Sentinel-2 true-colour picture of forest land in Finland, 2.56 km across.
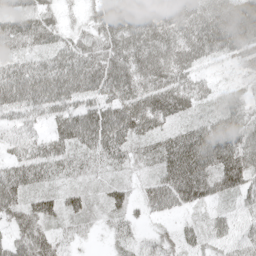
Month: May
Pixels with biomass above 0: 95%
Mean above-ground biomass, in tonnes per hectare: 59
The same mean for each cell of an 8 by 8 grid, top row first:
76 54 22 76 68 55 92 127
56 60 64 73 75 67 87 79
84 85 88 89 62 60 30 25
53 52 70 77 84 66 33 41
40 55 64 89 39 79 94 76
77 54 30 27 25 87 74 83
58 59 45 45 28 51 37 36
53 50 14 22 25 34 42 45
